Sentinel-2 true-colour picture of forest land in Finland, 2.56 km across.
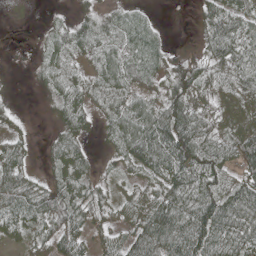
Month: May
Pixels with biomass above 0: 79%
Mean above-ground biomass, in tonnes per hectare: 52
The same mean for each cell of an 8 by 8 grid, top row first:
1 5 24 28 17 4 60 70
9 34 35 36 49 19 47 55
1 36 27 55 39 70 61 62
14 15 62 41 60 92 47 60
42 26 46 31 95 123 68 89
68 35 63 24 41 79 85 70
68 68 65 41 55 87 101 95
29 54 60 39 89 90 104 76
